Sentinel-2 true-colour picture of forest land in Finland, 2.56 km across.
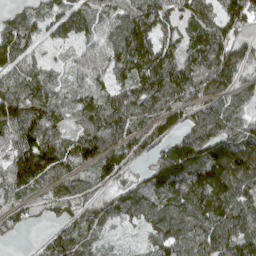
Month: April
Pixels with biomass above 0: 91%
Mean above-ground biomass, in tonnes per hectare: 107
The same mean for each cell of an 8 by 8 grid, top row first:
56 83 97 91 131 85 107 154
121 37 58 100 148 105 143 98
75 67 60 101 153 159 133 91
154 113 109 149 114 119 116 100
122 160 133 117 101 114 151 121
159 137 62 111 76 139 175 157
89 39 70 81 114 121 152 122
20 42 72 34 50 120 117 143
